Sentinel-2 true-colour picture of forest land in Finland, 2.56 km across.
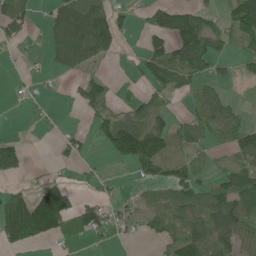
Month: June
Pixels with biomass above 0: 49%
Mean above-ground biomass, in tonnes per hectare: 47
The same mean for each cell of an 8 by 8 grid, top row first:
68 35 113 67 17 74 36 129
10 41 132 44 35 85 79 39
3 7 32 16 38 69 44 15
0 7 14 40 57 16 53 18
48 0 28 80 123 41 22 58
37 14 7 5 30 49 18 65
101 167 58 31 24 49 66 93
78 43 13 15 9 50 106 78
